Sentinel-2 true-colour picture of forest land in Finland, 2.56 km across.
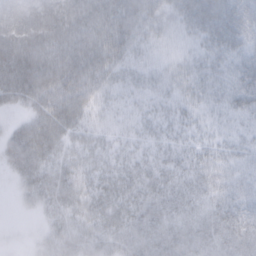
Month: February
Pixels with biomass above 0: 88%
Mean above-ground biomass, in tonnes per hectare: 40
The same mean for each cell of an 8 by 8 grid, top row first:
60 63 58 68 63 46 67 71
74 59 60 73 30 17 35 46
75 71 75 40 29 29 29 44
18 59 49 19 19 22 22 37
59 53 26 19 19 21 22 24
26 42 36 36 36 31 33 34
4 26 32 39 38 34 31 51
2 25 33 35 42 41 39 50
